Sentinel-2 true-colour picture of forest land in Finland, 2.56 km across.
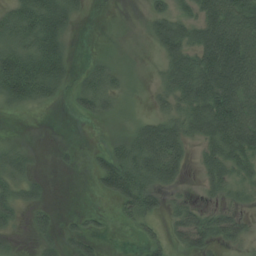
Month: July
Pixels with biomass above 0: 61%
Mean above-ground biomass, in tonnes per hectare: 59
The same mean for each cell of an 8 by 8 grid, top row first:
68 105 28 0 21 70 113 126
79 89 2 3 5 99 156 153
123 96 28 43 6 89 164 159
18 6 31 29 11 66 147 152
19 1 5 30 121 114 82 131
55 7 4 109 95 63 56 59
54 24 5 11 76 33 34 30
8 27 48 4 25 41 71 44
